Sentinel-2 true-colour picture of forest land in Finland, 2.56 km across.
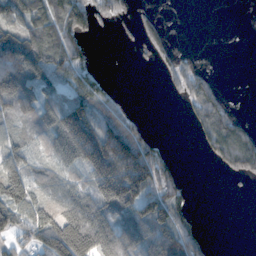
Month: November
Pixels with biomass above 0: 58%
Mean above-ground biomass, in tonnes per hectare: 75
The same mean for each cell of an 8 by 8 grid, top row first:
90 109 104 53 23 0 0 0
128 115 65 0 25 22 0 0
140 80 105 19 0 70 64 0
92 78 155 88 9 0 134 19
77 59 180 215 125 4 53 117
130 73 50 228 195 73 0 41
114 91 108 123 123 108 0 0
60 111 180 100 99 144 28 0
